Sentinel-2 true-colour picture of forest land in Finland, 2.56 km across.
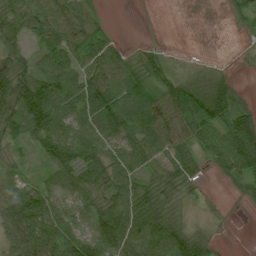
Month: July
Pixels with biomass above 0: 77%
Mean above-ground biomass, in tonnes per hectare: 38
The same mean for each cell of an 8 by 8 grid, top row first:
45 40 36 3 0 0 0 15
32 42 43 31 17 1 0 0
70 58 45 55 44 29 32 5
67 71 45 75 61 59 70 43
23 51 48 35 55 51 46 89
13 21 42 43 34 41 8 44
56 43 24 43 58 24 3 4
35 65 58 64 68 77 30 0
